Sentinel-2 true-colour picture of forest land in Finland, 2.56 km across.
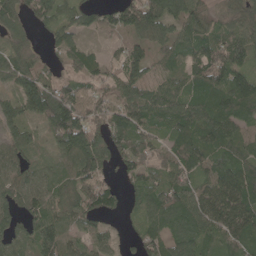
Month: May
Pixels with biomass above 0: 89%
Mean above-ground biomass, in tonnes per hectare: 75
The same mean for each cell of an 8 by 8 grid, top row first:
64 74 62 52 109 75 60 61
48 24 60 20 60 72 99 105
80 58 59 58 65 56 97 88
69 114 113 93 94 93 102 98
73 38 123 72 70 79 89 80
77 49 91 26 67 86 87 117
66 80 76 45 56 88 127 137
52 94 54 40 69 70 49 86
